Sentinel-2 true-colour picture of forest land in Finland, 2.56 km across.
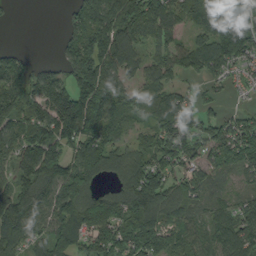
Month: September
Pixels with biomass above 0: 81%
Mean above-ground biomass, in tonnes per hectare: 103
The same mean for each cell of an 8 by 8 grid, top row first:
6 0 98 155 180 84 135 174
26 0 121 175 67 87 139 190
150 104 133 122 78 53 56 30
146 122 178 131 68 150 57 47
88 108 135 81 60 148 104 141
76 131 143 60 163 87 67 58
130 97 136 136 163 90 53 70
123 96 75 123 137 71 76 127
